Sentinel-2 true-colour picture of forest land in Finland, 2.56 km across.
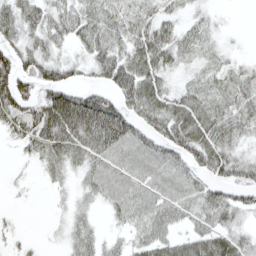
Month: April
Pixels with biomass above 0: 76%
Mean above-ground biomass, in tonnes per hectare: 39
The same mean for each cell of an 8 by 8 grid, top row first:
48 42 45 42 43 25 14 0
46 33 24 45 59 45 25 4
82 60 22 51 54 13 27 29
62 86 96 76 59 46 37 35
21 51 56 62 60 64 53 24
8 13 23 54 56 62 37 47
4 3 18 28 50 47 43 42
11 3 35 14 39 34 48 35
